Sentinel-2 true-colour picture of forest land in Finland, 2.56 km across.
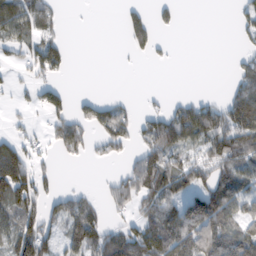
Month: February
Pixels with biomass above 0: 49%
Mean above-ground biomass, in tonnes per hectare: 57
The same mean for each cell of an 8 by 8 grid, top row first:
101 62 0 0 45 22 0 32
48 94 0 0 42 5 0 20
21 46 0 0 0 0 0 51
12 56 48 83 35 69 83 110
68 32 89 74 70 85 79 98
146 39 1 23 120 114 79 89
89 54 87 32 64 88 138 66
93 65 101 83 99 111 103 109
